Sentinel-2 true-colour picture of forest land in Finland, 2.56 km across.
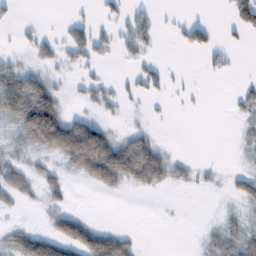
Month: February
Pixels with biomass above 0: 42%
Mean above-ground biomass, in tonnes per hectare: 29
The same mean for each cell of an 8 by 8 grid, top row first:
7 0 7 16 23 4 4 42
6 20 30 17 25 6 24 6
67 33 11 9 23 3 3 7
82 141 16 9 6 1 1 21
20 105 182 91 58 2 0 15
38 23 41 89 73 24 8 26
11 17 5 0 0 0 0 15
43 74 87 72 2 0 22 51
